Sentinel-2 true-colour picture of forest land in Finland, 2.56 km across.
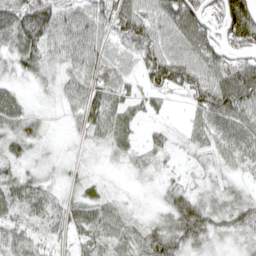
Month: April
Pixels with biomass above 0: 87%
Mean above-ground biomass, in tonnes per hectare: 46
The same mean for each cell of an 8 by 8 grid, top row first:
90 92 54 71 63 89 57 97
59 60 61 36 71 52 69 60
23 25 46 53 47 81 63 98
51 11 53 56 28 3 79 74
47 14 16 36 26 22 44 59
41 21 24 5 19 18 22 22
44 39 52 33 7 57 51 47
47 30 31 41 52 69 37 26
